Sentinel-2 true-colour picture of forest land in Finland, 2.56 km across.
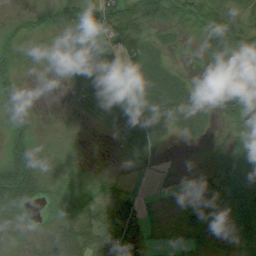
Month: August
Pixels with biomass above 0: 82%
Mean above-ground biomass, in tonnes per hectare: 33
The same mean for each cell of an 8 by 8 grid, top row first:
11 31 38 39 55 43 64 46
30 23 30 48 37 15 47 53
20 6 20 68 47 32 4 54
29 2 8 40 81 68 31 63
36 9 5 7 54 10 16 36
81 30 14 12 8 6 22 51
40 19 33 44 21 21 28 49
6 31 55 52 30 17 37 30
